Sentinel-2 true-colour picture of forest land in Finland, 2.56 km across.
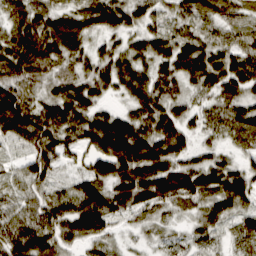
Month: March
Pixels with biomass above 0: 93%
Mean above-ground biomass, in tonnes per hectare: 72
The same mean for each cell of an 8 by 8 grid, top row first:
60 64 69 90 50 45 67 55
108 95 63 48 69 80 70 61
84 54 71 74 69 65 83 100
131 79 89 51 79 62 45 75
44 89 59 180 162 86 33 41
32 54 51 108 120 103 88 86
48 77 114 95 60 44 59 61
95 84 67 33 20 26 36 39
